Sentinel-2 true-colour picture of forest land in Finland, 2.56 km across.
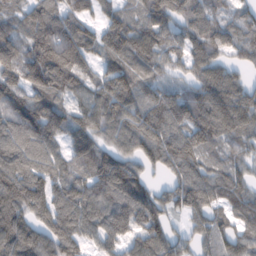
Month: February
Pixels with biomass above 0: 90%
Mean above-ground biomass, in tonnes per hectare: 93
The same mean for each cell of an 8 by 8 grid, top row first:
71 122 72 66 82 76 88 59
103 148 112 83 92 70 102 85
100 115 78 118 82 48 86 61
104 110 65 95 97 110 141 155
106 91 85 58 91 110 89 74
111 97 88 137 56 70 86 74
108 102 109 107 125 67 102 91
111 91 81 90 123 68 65 86
